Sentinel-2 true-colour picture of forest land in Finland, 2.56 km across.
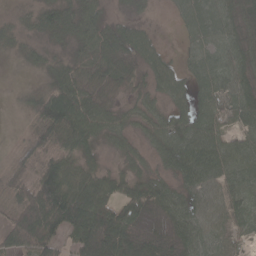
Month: April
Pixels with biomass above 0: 86%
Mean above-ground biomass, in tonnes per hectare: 53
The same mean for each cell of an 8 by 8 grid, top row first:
19 55 74 25 18 23 64 53
21 31 43 73 61 9 42 53
2 36 61 67 39 51 56 54
8 98 85 47 35 37 56 59
12 69 71 26 26 69 67 32
40 106 84 49 41 49 71 51
58 130 123 68 54 54 51 41
59 81 77 124 45 38 55 28
